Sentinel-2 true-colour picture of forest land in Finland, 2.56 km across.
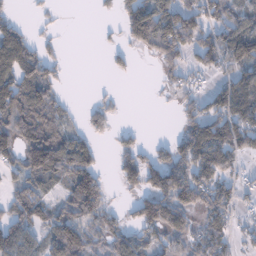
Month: January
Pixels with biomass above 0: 60%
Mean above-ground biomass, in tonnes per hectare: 73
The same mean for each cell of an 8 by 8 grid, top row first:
25 9 0 18 164 113 79 73
121 28 0 19 67 134 94 129
110 84 0 10 0 51 31 82
150 105 20 45 0 32 94 116
122 132 79 28 37 68 137 80
53 96 145 25 124 100 99 37
77 57 125 43 115 137 97 46
113 69 115 62 64 74 96 31
